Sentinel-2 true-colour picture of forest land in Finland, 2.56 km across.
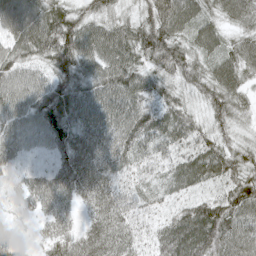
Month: May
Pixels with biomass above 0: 97%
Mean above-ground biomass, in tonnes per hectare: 70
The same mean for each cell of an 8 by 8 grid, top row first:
89 92 65 53 63 115 55 66
70 86 109 107 93 81 66 65
77 62 77 97 78 65 71 64
76 107 87 87 74 73 52 48
70 67 83 76 65 68 67 48
33 51 83 58 40 63 69 69
26 53 38 70 41 35 83 87
35 49 64 76 35 100 111 79
